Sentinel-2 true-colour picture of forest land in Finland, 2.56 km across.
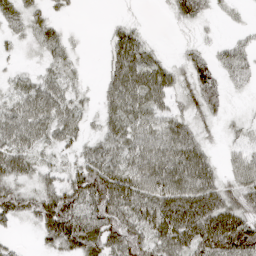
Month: April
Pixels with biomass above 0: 79%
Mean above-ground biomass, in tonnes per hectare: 52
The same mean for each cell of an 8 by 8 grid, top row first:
34 30 3 5 4 33 21 8
12 34 7 41 53 6 19 29
23 39 12 48 72 44 58 26
52 64 36 47 59 40 50 8
58 35 33 55 66 84 29 27
53 38 79 88 82 83 69 51
62 88 97 97 83 112 115 74
10 43 90 83 81 94 116 117
